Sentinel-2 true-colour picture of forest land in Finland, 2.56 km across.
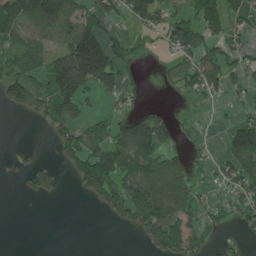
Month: June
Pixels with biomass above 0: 53%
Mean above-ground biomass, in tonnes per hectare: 69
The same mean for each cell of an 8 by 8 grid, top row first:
114 144 79 58 91 64 113 72
114 61 197 112 21 63 56 67
113 103 182 102 14 58 111 48
34 96 53 40 57 13 8 34
7 12 108 123 131 34 16 144
13 62 92 128 96 105 23 98
0 0 0 89 147 117 57 76
0 0 0 0 42 120 53 22
